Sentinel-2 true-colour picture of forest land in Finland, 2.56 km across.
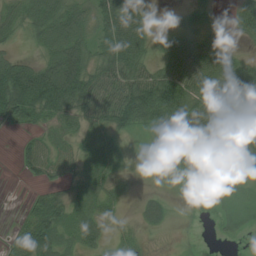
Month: July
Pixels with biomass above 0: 71%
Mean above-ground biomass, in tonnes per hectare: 46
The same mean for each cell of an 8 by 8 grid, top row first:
44 82 52 79 32 7 25 52
14 50 63 87 54 47 59 14
105 103 88 67 73 83 86 104
67 65 53 82 122 89 70 75
12 26 32 36 2 41 98 57
5 28 29 35 0 7 36 37
3 62 36 27 31 7 6 25
33 66 43 22 16 6 1 5
